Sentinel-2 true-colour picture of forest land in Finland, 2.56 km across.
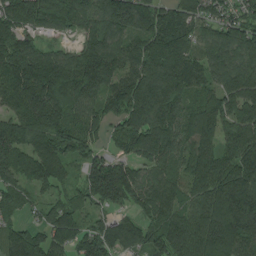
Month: August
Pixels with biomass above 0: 93%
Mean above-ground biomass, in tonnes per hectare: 146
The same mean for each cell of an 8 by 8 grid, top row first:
167 208 164 170 145 141 95 89
218 82 118 148 143 200 123 178
196 233 176 127 164 152 102 179
146 223 113 95 177 140 170 162
153 149 117 54 162 127 135 160
130 164 69 180 121 116 202 190
97 76 81 77 134 116 192 244
133 120 107 135 106 170 199 164
